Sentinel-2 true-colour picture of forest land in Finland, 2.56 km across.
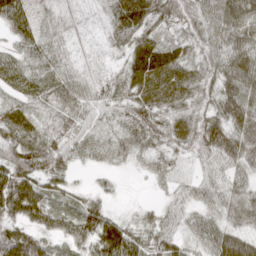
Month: April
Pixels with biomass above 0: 86%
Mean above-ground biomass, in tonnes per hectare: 49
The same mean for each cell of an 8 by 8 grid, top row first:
60 24 18 42 69 54 65 99
32 51 15 29 60 41 63 83
29 49 44 33 81 83 55 106
55 37 55 43 66 58 55 90
74 67 38 33 57 42 70 74
92 67 9 15 14 23 38 36
81 63 48 21 17 31 51 55
35 14 29 22 11 11 77 75
